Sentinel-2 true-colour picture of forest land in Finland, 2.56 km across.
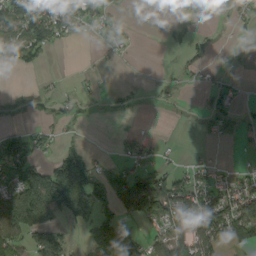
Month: September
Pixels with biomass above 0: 44%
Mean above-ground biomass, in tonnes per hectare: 53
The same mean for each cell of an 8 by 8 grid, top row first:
109 125 73 26 0 3 0 18
87 68 1 28 0 9 13 1
0 4 13 1 2 7 18 9
27 24 20 11 2 2 38 15
116 32 24 7 40 3 11 9
114 127 180 81 83 55 39 38
163 171 175 72 114 119 128 116
78 122 13 92 55 84 106 62
